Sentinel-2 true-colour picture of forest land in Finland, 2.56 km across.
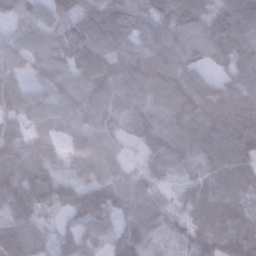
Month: January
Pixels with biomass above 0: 93%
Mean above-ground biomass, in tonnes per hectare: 81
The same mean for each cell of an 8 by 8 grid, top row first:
54 71 70 81 56 100 84 110
62 89 95 87 80 98 93 113
56 68 84 100 102 131 64 113
82 71 77 65 65 120 100 138
93 61 65 53 77 82 92 106
96 94 49 66 70 39 63 82
103 77 83 77 84 46 100 83
115 44 54 55 72 43 90 109
